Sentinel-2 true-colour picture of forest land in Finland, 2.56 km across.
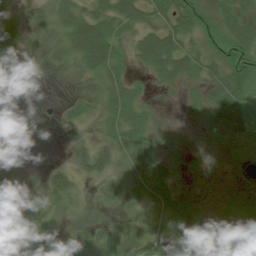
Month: July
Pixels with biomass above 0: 71%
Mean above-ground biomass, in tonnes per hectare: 35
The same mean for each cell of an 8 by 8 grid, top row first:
23 33 52 57 40 59 36 54
26 15 78 66 50 54 37 70
32 2 8 48 15 45 52 73
0 0 21 46 29 4 69 59
0 4 27 43 57 10 17 21
3 26 30 42 70 22 9 7
27 47 11 22 31 65 11 34
104 38 34 39 38 41 36 37
